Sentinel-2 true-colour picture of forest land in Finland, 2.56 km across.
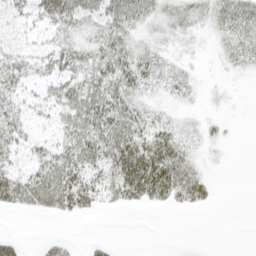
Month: April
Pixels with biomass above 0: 58%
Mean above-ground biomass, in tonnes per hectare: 20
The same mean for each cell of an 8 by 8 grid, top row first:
16 33 36 37 30 22 20 36
17 18 23 31 18 9 4 27
23 17 27 36 29 21 2 4
21 12 41 42 22 9 4 1
22 15 38 42 42 34 9 1
25 36 33 32 64 44 11 0
16 22 20 9 10 11 7 0
11 7 2 4 0 0 0 0
